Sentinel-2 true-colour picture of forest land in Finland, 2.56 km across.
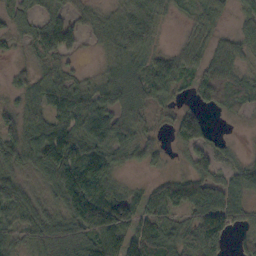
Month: October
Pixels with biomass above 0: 84%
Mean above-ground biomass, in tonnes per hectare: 56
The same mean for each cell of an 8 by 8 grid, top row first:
40 47 32 32 63 14 50 30
21 65 23 34 52 24 46 38
20 49 25 48 68 58 65 38
46 55 79 64 45 46 28 19
74 107 87 74 48 39 49 7
46 67 125 49 13 32 66 51
63 44 135 135 65 67 117 60
32 68 72 84 114 56 148 29
